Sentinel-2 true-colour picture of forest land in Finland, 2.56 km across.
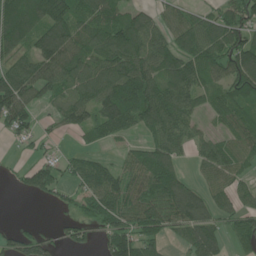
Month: June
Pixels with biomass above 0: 75%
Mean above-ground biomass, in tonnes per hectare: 86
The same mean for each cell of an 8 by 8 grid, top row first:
160 153 96 90 70 61 57 93
104 148 100 138 125 93 115 129
132 109 98 129 136 126 75 134
131 23 93 143 134 126 49 72
28 26 19 34 60 85 55 60
20 76 87 86 94 101 46 45
0 12 51 106 98 148 101 68
65 43 49 103 102 34 104 58
